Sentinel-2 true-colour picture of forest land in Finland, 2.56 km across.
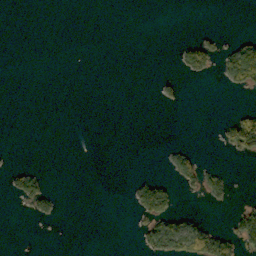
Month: October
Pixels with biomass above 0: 11%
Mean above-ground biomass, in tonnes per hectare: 13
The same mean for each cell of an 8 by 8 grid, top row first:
0 0 0 0 0 0 0 0
0 0 0 0 0 10 43 50
0 0 0 0 0 8 6 51
0 0 0 0 0 2 0 16
0 0 0 0 0 6 0 63
32 12 0 0 14 36 38 0
4 28 0 0 73 42 6 22
0 0 0 0 28 80 83 65
